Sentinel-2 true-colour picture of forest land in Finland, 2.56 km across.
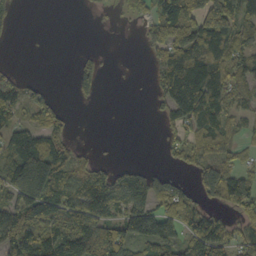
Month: October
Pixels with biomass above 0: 60%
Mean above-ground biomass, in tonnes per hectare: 78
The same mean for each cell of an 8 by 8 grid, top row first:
17 0 1 6 40 139 211 151
1 0 5 0 23 115 129 83
51 8 60 1 3 177 159 75
89 82 0 0 1 108 148 55
99 93 17 1 0 63 84 46
155 177 104 97 78 31 82 79
109 114 119 95 102 83 49 89
165 126 171 212 97 92 120 81
